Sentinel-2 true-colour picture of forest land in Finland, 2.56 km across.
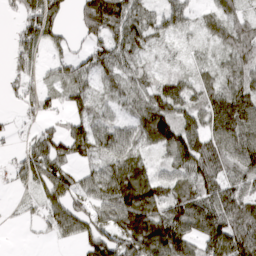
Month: March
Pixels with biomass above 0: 81%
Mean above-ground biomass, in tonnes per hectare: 67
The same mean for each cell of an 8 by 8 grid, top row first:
29 90 64 120 52 46 37 60
36 45 22 76 51 16 26 89
29 28 56 46 47 56 51 74
10 36 50 30 91 85 87 130
7 84 88 79 57 126 99 108
32 78 40 105 84 79 107 66
7 51 57 85 159 90 92 84
1 11 47 87 157 138 97 112
